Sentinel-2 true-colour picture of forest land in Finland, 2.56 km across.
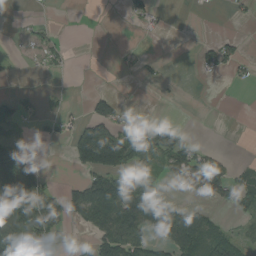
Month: August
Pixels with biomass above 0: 36%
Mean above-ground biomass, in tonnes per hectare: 39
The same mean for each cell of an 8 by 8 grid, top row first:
2 3 0 0 22 0 1 7
3 23 0 1 3 0 26 17
3 3 0 0 8 1 5 13
34 9 6 68 22 0 0 0
25 11 142 195 70 72 8 0
127 15 29 114 69 36 94 22
118 87 97 114 135 56 24 38
76 62 10 102 64 96 84 33
